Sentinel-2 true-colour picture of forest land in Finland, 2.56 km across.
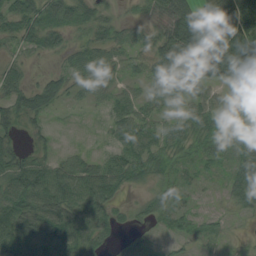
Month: August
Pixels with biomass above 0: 81%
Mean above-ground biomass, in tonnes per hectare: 51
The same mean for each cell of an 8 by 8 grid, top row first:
75 66 52 26 25 107 107 202
29 46 28 43 35 159 174 105
31 26 32 38 42 91 92 42
47 30 8 35 37 21 48 34
21 17 8 23 50 40 38 49
70 69 69 62 40 29 13 64
61 75 70 43 23 31 7 35
94 76 77 28 18 23 25 7
